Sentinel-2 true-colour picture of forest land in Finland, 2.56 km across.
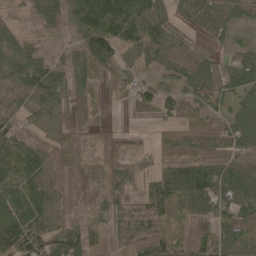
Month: May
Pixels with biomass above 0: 88%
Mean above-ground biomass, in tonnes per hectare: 68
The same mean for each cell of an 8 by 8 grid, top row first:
17 66 89 133 140 49 80 41
58 21 77 97 98 68 33 35
69 109 82 31 41 71 98 83
67 85 62 5 27 60 49 64
69 59 40 26 7 50 48 62
87 72 49 58 43 94 104 80
101 104 40 66 72 72 91 86
120 104 102 53 81 67 60 78
